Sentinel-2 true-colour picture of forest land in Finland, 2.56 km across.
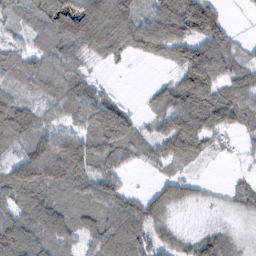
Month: February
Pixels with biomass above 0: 79%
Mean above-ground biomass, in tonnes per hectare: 63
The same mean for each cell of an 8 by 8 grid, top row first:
41 64 40 81 60 127 116 5
34 67 62 55 67 93 110 30
53 66 57 5 1 57 124 66
92 36 93 140 18 115 113 81
58 83 73 106 56 102 51 23
81 91 74 71 6 37 5 15
71 82 61 70 54 24 10 29
107 85 47 93 66 42 73 21
